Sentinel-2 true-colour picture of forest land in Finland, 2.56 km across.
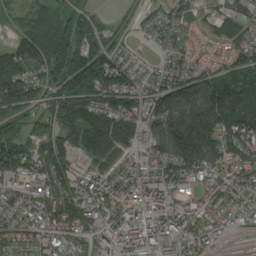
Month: August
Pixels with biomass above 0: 89%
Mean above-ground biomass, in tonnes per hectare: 126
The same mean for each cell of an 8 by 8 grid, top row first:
37 96 94 17 50 71 52 83
97 172 144 89 36 83 25 101
141 104 161 174 90 121 140 182
103 95 195 181 120 161 206 227
123 111 137 170 130 200 180 167
116 180 128 142 158 126 119 107
148 158 154 124 203 145 122 110
100 114 101 112 189 166 137 21
